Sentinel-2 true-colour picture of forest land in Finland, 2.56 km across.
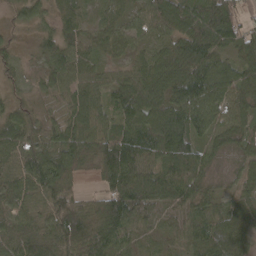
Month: April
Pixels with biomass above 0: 95%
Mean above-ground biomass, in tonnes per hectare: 81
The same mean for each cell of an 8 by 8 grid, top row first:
33 42 63 52 56 107 125 75
29 64 62 53 48 95 114 75
41 68 65 59 99 121 117 92
61 42 108 66 124 116 97 72
96 80 108 120 123 134 59 60
89 138 45 118 107 108 48 44
70 91 85 134 101 63 50 60
95 97 119 88 35 46 90 58
